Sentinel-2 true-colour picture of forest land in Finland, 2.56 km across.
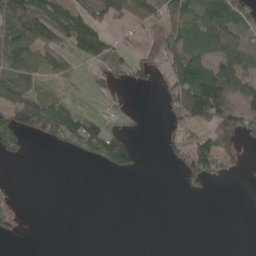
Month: May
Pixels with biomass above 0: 43%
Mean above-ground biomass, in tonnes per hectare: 41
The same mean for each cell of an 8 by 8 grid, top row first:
102 115 84 70 56 56 71 71
91 69 95 54 35 64 92 77
82 31 15 33 28 85 166 93
73 111 42 12 5 46 133 69
29 19 42 76 2 34 82 29
1 0 0 11 4 9 57 8
12 0 0 0 0 0 0 0
2 0 0 0 0 0 0 0
